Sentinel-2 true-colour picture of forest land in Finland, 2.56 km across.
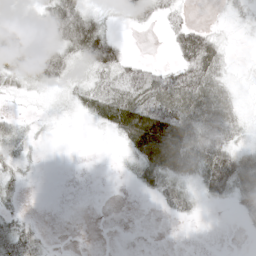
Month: May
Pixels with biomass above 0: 57%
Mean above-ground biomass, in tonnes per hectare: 28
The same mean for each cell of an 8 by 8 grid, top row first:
32 48 67 12 31 22 1 12
66 51 67 70 0 33 66 1
30 33 16 35 52 56 65 6
6 5 14 58 72 73 59 22
23 2 0 3 71 74 55 22
17 0 0 1 33 40 74 66
10 0 0 0 0 27 6 27
47 7 0 0 0 0 0 0
